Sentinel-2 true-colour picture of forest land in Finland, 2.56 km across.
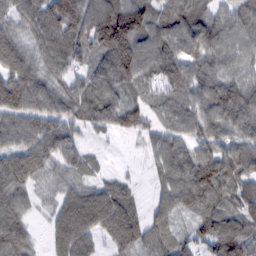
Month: February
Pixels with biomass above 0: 91%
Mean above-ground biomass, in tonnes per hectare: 81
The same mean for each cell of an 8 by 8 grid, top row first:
67 120 138 155 122 96 70 69
91 85 82 171 103 89 86 50
98 73 57 106 68 80 89 67
86 96 70 92 60 76 90 106
73 105 65 8 31 71 71 80
107 45 57 26 15 101 111 102
91 26 117 112 37 72 74 85
102 39 108 59 73 65 69 108
